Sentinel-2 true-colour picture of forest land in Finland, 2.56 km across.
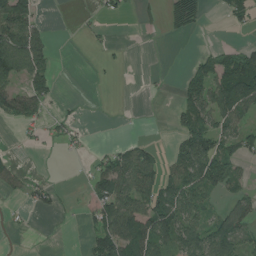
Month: July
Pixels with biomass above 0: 43%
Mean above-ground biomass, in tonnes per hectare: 42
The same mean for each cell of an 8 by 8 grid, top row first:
129 4 3 19 17 50 10 35
116 36 1 7 0 0 11 31
65 50 0 1 3 9 79 132
65 21 5 0 0 29 76 81
4 13 13 13 33 31 88 50
34 4 4 92 94 64 101 29
20 33 13 98 78 99 41 50
1 13 12 104 104 94 92 76
